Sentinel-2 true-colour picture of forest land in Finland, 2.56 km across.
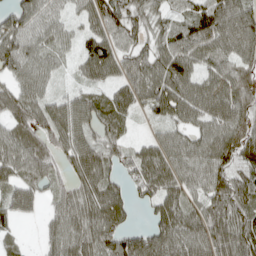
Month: April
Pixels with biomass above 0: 88%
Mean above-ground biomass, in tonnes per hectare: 69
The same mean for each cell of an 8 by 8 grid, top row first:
71 62 43 79 50 45 95 107
85 64 49 73 51 85 88 87
64 48 34 56 74 96 53 64
70 69 82 72 29 68 75 71
85 61 84 57 40 78 76 80
67 65 72 57 86 83 87 66
71 29 82 96 23 88 69 73
28 46 77 82 89 99 92 91
